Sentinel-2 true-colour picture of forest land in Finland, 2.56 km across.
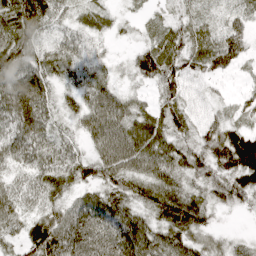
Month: April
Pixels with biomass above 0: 89%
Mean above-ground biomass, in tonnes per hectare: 53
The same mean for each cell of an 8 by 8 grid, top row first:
78 55 35 25 14 26 25 32
87 46 46 9 37 56 69 51
106 58 44 27 36 55 31 13
99 51 54 80 43 56 23 38
70 58 32 87 77 47 63 78
39 58 49 63 65 46 42 64
55 43 73 73 49 80 42 20
35 94 97 98 85 64 30 15
